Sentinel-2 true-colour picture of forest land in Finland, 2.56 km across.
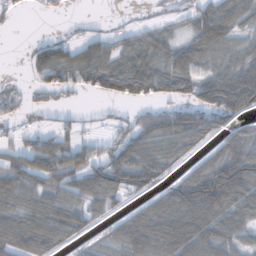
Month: November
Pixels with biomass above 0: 69%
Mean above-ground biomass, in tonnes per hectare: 60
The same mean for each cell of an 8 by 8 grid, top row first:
14 11 6 4 6 25 81 50
0 54 52 54 62 57 82 40
10 59 52 66 60 74 78 97
34 32 14 12 34 72 95 74
36 60 55 49 83 65 33 66
75 87 82 90 83 31 90 115
73 78 65 36 53 90 121 86
72 87 34 48 120 129 107 52
